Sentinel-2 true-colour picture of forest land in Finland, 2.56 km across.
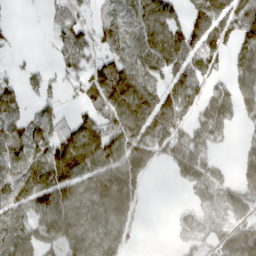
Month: March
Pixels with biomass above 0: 71%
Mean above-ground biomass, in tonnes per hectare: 87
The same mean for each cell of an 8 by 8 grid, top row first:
1 32 55 64 93 53 171 116
15 18 94 72 108 122 120 102
43 45 72 156 106 87 92 106
68 54 60 126 128 147 100 91
90 142 152 132 126 129 82 33
93 120 107 115 83 63 87 67
66 121 119 126 27 12 62 72
92 107 110 96 10 29 56 108
